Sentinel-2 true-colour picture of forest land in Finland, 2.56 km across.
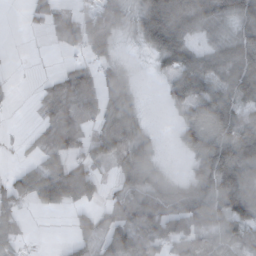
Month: November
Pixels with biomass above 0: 67%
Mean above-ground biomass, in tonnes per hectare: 56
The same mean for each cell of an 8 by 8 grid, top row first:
0 53 58 56 61 82 75 82
1 7 56 68 21 83 54 92
5 23 57 40 3 72 69 95
4 54 73 61 13 31 112 70
6 60 61 84 35 20 100 100
30 77 73 23 71 16 95 83
46 34 36 35 90 93 110 93
38 0 40 94 103 100 68 63
